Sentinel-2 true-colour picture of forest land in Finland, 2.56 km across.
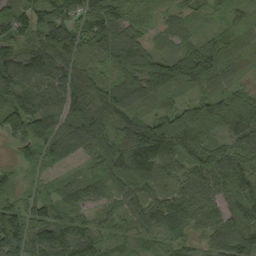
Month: September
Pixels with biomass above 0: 95%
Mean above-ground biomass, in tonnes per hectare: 78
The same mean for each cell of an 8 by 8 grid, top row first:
79 89 71 73 32 40 32 35
76 124 92 107 80 53 89 57
103 96 107 63 114 93 89 32
136 116 122 87 49 94 98 98
52 112 98 80 149 118 75 83
36 33 40 72 84 43 94 93
86 49 56 37 30 70 60 62
145 87 92 41 37 61 59 97
